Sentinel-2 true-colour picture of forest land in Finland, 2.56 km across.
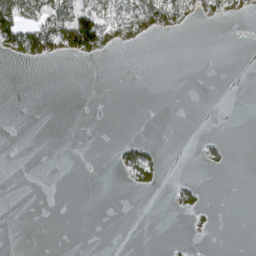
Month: March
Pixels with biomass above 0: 14%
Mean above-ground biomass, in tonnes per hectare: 12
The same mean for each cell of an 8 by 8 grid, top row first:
83 61 95 38 68 48 23 13
60 66 112 23 7 0 0 0
0 0 0 0 0 0 0 0
0 0 0 0 0 0 0 0
0 0 0 5 22 0 7 0
0 0 0 2 34 2 2 0
0 0 0 0 0 13 7 0
0 0 0 0 0 1 2 0
